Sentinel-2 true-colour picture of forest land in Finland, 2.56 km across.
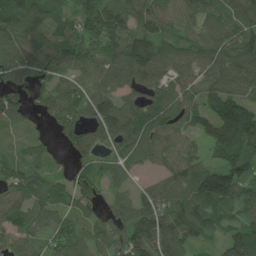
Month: July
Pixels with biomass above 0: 88%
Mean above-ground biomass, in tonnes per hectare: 81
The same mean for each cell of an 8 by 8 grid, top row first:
111 85 96 133 92 59 80 88
93 73 98 94 113 70 86 95
79 52 67 98 85 66 80 104
65 46 75 114 72 73 66 125
23 28 74 80 86 67 89 165
73 53 63 47 24 84 115 110
87 71 59 57 95 86 105 88
60 55 66 82 128 94 31 109
